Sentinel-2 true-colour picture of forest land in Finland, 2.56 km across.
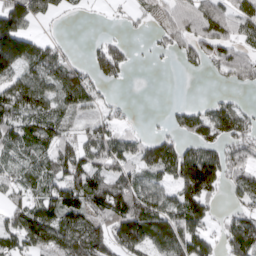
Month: March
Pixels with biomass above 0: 69%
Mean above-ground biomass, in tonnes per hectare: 68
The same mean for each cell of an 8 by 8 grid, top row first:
151 45 7 4 24 64 85 70
189 48 3 53 3 39 75 54
87 78 75 40 0 0 9 50
88 70 56 22 1 35 59 57
72 66 59 70 52 62 73 64
49 72 99 67 71 97 169 71
50 84 97 112 113 83 65 40
79 122 101 103 117 121 77 116
